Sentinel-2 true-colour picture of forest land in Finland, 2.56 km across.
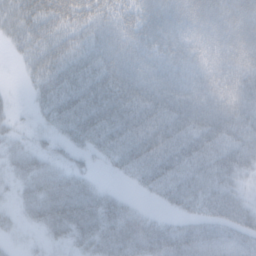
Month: February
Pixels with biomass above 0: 84%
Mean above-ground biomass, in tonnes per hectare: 44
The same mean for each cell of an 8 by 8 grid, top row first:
42 67 54 45 57 67 72 70
20 54 48 57 58 63 70 71
2 43 51 61 64 66 66 69
8 26 57 50 48 62 66 59
20 13 19 42 56 47 48 50
28 50 28 8 36 45 35 25
18 59 60 35 10 18 33 42
7 16 27 41 46 52 50 46
